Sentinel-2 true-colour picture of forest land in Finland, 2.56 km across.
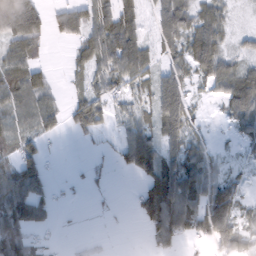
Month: February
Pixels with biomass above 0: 66%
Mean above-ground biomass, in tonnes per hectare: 48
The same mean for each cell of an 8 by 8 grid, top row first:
122 50 67 79 30 96 60 7
52 12 45 93 55 58 95 22
67 32 25 59 40 76 50 80
53 38 75 35 31 103 9 70
45 6 5 11 81 57 21 22
101 44 6 7 48 77 52 16
100 40 3 5 59 82 90 41
88 12 10 3 10 53 48 75
